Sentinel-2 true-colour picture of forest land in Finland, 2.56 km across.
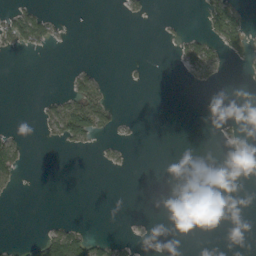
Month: September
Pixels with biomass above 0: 14%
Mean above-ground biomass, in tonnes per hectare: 11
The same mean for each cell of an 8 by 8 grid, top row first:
39 20 0 0 10 2 44 38
21 15 0 0 0 11 31 36
0 0 34 4 2 1 15 1
0 27 78 28 0 0 0 0
29 7 27 10 1 0 0 16
30 0 0 1 0 0 0 1
0 0 0 0 0 0 0 0
2 49 58 24 4 0 0 0
